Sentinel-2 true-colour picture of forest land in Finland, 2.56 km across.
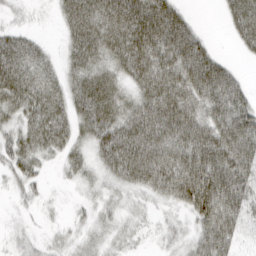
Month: March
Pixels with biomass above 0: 83%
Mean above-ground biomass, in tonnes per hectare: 51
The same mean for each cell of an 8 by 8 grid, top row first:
14 5 68 69 91 58 0 56
52 15 57 57 100 97 31 19
65 43 51 47 68 82 95 31
45 60 44 56 73 88 63 74
45 46 31 71 78 78 86 91
34 11 32 42 73 98 107 80
11 10 13 25 17 32 94 65
19 17 25 25 12 23 68 33
